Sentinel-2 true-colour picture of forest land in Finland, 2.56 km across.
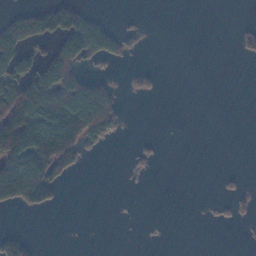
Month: November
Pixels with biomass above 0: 25%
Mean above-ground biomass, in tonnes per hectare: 35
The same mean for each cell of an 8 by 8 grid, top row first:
32 79 60 5 2 0 0 0
103 40 111 53 8 0 0 19
106 135 82 19 16 0 0 0
134 159 181 86 0 0 0 0
147 167 108 12 6 0 0 0
127 120 8 0 4 0 0 6
34 34 0 0 0 0 3 16
48 0 0 0 0 0 0 0
